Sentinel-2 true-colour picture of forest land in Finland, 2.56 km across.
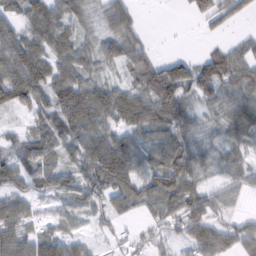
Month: February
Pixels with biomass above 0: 82%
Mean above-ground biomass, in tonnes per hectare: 61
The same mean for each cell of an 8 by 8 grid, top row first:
51 80 46 59 7 2 55 33
99 75 54 59 45 2 16 39
109 93 74 36 76 122 47 68
26 75 131 79 80 82 34 68
37 55 84 94 57 84 42 52
64 75 86 113 75 84 33 45
61 20 44 65 48 66 102 18
64 73 35 23 38 45 98 89
